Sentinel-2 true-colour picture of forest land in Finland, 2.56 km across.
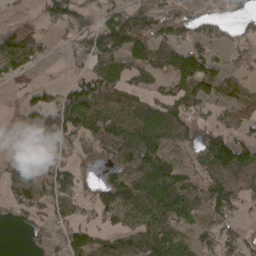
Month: April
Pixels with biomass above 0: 71%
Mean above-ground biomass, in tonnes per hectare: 85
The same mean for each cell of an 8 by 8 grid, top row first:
28 86 90 83 121 75 41 26
135 21 48 143 127 130 69 37
26 8 56 81 53 90 114 55
22 97 174 119 124 112 45 66
70 109 81 153 178 70 145 82
113 85 48 62 142 135 106 117
63 66 53 96 107 154 98 49
0 36 93 71 120 135 68 61
